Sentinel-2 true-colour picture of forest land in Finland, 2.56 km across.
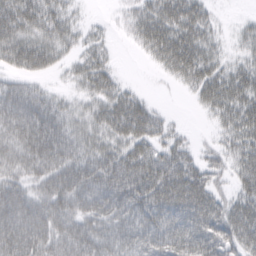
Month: March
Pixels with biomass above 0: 82%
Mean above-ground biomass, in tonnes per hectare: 59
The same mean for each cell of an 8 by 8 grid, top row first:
74 61 17 9 55 77 34 5
69 54 31 15 34 87 45 20
32 17 34 37 2 27 63 50
95 78 30 63 58 4 23 57
87 111 54 49 57 48 15 46
60 84 91 97 89 89 49 41
110 94 71 78 83 87 78 54
127 97 86 69 71 101 89 67
